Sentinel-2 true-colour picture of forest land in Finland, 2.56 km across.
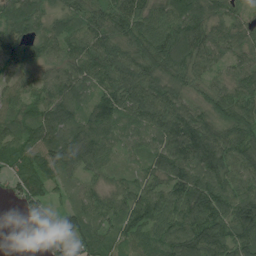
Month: July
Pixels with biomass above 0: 93%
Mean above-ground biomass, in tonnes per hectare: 81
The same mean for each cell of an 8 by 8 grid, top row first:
85 55 67 85 85 96 81 51
93 69 76 98 98 124 82 67
48 59 89 98 115 83 51 79
65 85 66 104 110 118 75 95
72 98 113 62 47 98 122 102
68 81 53 38 49 107 105 86
15 74 58 67 98 103 115 110
0 59 71 47 70 116 127 96
